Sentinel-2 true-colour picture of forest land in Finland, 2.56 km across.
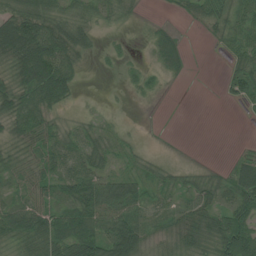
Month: July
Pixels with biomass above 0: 71%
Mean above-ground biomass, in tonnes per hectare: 39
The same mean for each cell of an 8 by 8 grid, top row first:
78 70 50 34 7 10 45 53
101 93 54 10 6 41 3 45
49 102 20 1 20 8 0 54
66 51 9 5 1 0 0 4
39 48 43 26 6 1 0 2
40 40 59 42 27 19 18 51
47 44 62 78 39 35 41 65
46 68 75 108 56 39 37 97
